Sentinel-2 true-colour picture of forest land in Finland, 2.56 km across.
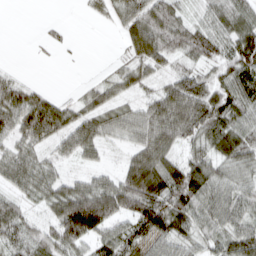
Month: March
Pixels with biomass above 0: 82%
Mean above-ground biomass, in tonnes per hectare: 56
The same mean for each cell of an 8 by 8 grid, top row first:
0 1 4 30 83 57 42 61
0 9 1 3 84 64 67 91
29 2 6 37 45 59 59 75
79 87 51 57 55 94 98 67
46 44 68 26 68 59 67 83
59 55 32 35 119 88 75 48
47 41 130 94 105 82 66 57
53 49 74 64 55 66 46 73
